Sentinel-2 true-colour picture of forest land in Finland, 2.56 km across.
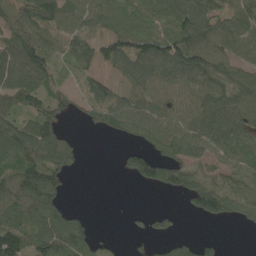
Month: May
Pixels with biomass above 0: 72%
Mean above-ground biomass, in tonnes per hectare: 74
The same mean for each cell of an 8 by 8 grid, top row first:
81 106 75 82 92 104 90 77
118 64 67 72 101 123 102 72
105 68 31 39 69 84 111 91
91 87 24 73 80 68 106 101
131 143 27 4 53 95 82 90
93 109 5 3 100 102 59 72
107 110 15 1 10 14 112 75
143 130 88 10 23 44 23 0
